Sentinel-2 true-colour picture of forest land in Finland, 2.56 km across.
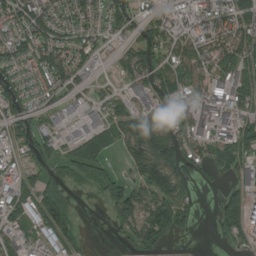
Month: August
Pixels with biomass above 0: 68%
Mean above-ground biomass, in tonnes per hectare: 60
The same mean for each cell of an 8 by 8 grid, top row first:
75 70 66 72 43 39 48 79
69 79 65 20 95 69 70 82
51 49 37 17 68 82 73 64
76 36 32 55 53 60 81 59
53 60 77 48 121 106 59 86
46 44 54 53 83 111 22 45
76 140 5 63 100 109 0 86
48 63 33 11 77 23 1 33
